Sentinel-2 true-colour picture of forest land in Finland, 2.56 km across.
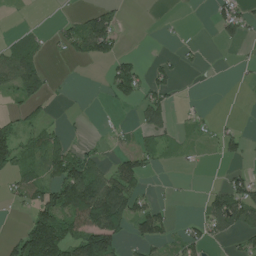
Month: July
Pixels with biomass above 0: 40%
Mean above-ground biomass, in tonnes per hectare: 44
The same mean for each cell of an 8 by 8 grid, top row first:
1 1 35 49 0 2 7 61
64 17 67 73 1 9 3 13
98 46 0 62 57 31 0 4
23 15 3 6 60 22 6 0
97 82 20 13 38 26 14 35
63 56 130 86 58 2 1 32
13 102 127 171 59 8 46 106
50 164 102 113 54 31 41 31
